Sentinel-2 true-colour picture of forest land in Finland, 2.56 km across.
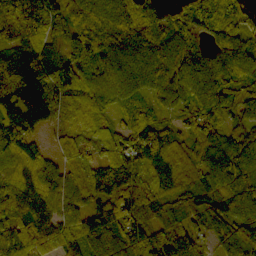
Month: October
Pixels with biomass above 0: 95%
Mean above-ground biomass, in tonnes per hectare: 105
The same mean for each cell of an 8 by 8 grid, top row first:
223 126 104 100 145 84 125 100
109 78 87 112 104 93 94 101
151 126 109 80 101 102 95 117
132 114 53 49 78 67 85 84
134 30 83 102 146 88 93 105
92 107 109 163 154 98 89 104
129 115 88 139 117 63 93 117
127 127 120 106 112 130 36 93
